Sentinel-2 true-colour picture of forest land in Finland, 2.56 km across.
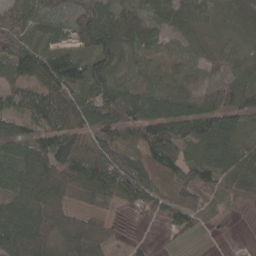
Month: April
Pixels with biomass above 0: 87%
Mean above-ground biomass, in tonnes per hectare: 68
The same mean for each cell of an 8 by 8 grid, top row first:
60 55 75 76 53 60 29 40
76 59 66 90 42 26 40 25
57 110 96 97 30 31 22 59
49 89 96 129 104 91 97 71
70 106 111 77 101 109 93 53
77 120 123 93 82 96 78 74
54 100 62 26 27 99 45 24
96 75 115 39 9 15 4 3
